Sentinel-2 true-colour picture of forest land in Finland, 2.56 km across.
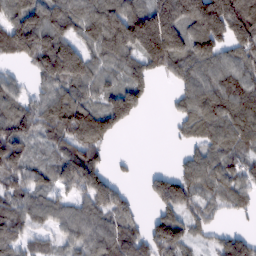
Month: February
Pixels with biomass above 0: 80%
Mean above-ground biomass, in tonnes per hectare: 102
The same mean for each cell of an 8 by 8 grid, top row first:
116 166 114 139 170 212 250 238
127 200 110 107 177 179 143 112
38 111 122 57 69 58 93 108
98 119 151 139 33 42 121 117
136 55 141 29 0 16 90 83
95 68 165 54 21 88 103 79
97 77 72 106 16 101 57 48
99 46 89 127 106 147 35 71
